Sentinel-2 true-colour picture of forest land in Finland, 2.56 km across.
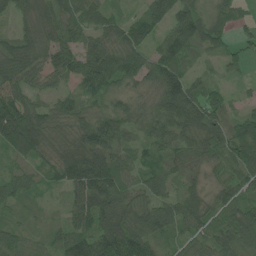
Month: June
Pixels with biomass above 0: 93%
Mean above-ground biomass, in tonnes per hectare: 74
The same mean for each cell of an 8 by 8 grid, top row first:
57 64 77 46 55 79 68 41
81 77 79 75 67 103 50 28
81 46 72 75 64 110 40 19
130 65 54 64 49 115 94 43
108 80 81 83 47 60 88 118
63 41 134 122 66 62 41 81
35 15 77 128 91 90 60 93
93 39 102 154 93 44 62 116
